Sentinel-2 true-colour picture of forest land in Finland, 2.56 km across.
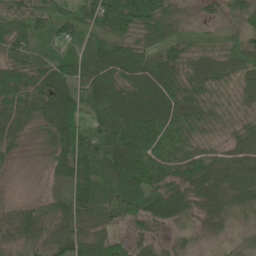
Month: June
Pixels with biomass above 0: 95%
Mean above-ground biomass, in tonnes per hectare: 64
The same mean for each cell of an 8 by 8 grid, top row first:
60 73 88 117 99 51 22 44
58 49 62 87 70 81 60 65
87 90 92 87 91 84 81 50
92 79 70 95 100 81 68 45
46 52 71 75 79 54 39 54
12 18 75 62 85 62 85 67
41 46 56 59 68 72 56 52
52 57 74 54 35 24 20 18
